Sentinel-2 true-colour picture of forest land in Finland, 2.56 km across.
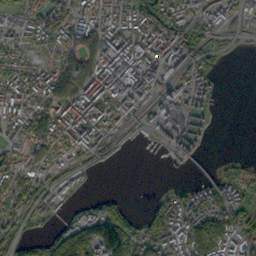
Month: October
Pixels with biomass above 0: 68%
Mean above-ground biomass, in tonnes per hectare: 75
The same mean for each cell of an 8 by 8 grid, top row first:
64 91 82 97 119 96 69 61
67 67 92 110 100 95 39 8
79 85 138 173 133 81 48 0
86 112 116 83 47 113 31 0
71 148 96 39 4 60 14 0
102 56 35 1 0 1 12 53
69 65 40 91 19 82 95 78
65 89 208 240 92 89 129 82
